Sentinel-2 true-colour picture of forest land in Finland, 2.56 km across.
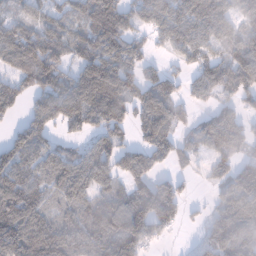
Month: January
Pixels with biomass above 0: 77%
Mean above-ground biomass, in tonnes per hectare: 96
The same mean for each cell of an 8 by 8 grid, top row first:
53 56 84 177 87 103 124 89
145 152 88 119 64 81 88 101
89 115 108 156 79 65 114 153
61 116 145 127 101 84 50 64
106 56 37 92 86 89 80 92
96 92 130 102 98 68 33 89
149 61 98 113 129 49 29 96
150 177 119 147 111 4 52 94
